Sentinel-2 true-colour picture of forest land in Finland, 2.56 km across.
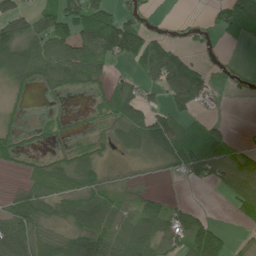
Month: June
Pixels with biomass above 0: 61%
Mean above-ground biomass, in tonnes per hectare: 58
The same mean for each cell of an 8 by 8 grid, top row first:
94 64 126 108 35 5 18 158
126 88 102 128 133 50 17 16
56 53 65 39 55 154 47 11
15 7 5 56 84 59 17 0
34 12 16 28 56 86 108 32
11 65 65 10 8 21 61 105
72 46 62 60 61 33 7 47
119 56 65 74 98 60 145 9
